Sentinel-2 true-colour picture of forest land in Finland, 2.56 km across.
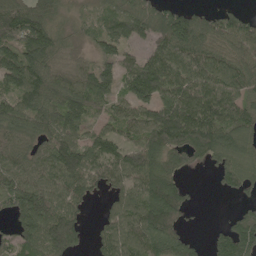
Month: May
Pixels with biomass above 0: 83%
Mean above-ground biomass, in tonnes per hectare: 101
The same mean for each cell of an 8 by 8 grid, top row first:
151 91 32 85 109 124 56 55
126 121 33 82 54 145 105 104
122 122 94 90 181 139 131 111
105 109 109 62 94 152 145 105
83 88 103 101 120 124 126 93
93 92 134 118 158 72 16 96
101 120 58 59 140 128 1 34
93 132 64 101 135 130 32 154
